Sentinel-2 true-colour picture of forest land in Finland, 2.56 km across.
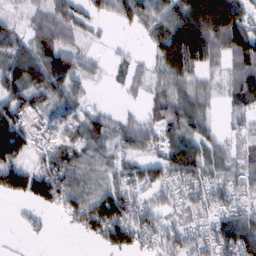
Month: February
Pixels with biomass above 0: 77%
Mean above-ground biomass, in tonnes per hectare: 57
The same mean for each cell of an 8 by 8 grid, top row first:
18 55 54 46 54 83 163 105
59 81 44 9 11 125 110 115
77 85 48 8 31 70 31 98
70 26 25 25 25 78 32 48
125 36 55 44 63 71 58 26
90 96 63 41 57 54 51 58
5 38 83 121 44 30 41 46
1 5 10 66 42 53 53 117
